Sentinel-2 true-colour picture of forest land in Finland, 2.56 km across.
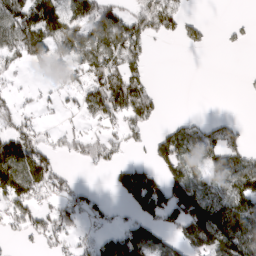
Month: March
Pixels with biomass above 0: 54%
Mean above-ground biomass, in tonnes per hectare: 77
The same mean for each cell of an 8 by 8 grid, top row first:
128 159 107 97 113 98 4 5
102 119 116 125 66 8 20 10
20 40 57 127 63 0 0 6
58 16 52 104 103 3 4 1
121 55 73 56 31 115 99 61
142 113 12 39 114 110 63 119
90 68 80 28 142 166 153 118
23 67 38 120 139 76 172 178
